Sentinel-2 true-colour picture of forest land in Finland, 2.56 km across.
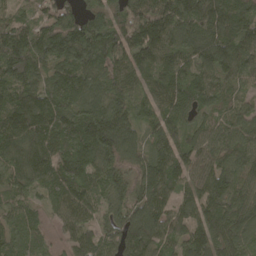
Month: April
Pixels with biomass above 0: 96%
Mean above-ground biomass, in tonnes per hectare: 133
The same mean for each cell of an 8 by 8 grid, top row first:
84 99 95 98 163 179 194 161
185 154 167 174 172 114 173 141
142 127 140 125 84 137 116 97
203 200 136 175 75 123 78 105
173 185 153 198 107 121 114 132
119 144 145 133 132 123 133 112
84 68 143 105 151 98 144 121
126 46 107 121 175 106 147 108
